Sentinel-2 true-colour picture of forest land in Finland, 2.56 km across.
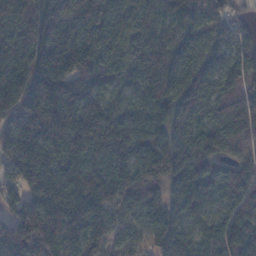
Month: January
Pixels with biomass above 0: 97%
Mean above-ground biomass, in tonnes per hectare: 175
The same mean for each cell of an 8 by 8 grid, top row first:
164 207 163 152 169 186 142 46
208 241 202 139 165 224 140 138
206 242 205 128 165 181 143 153
193 240 190 132 155 167 120 247
214 180 175 209 170 169 177 173
138 183 187 216 198 188 160 184
148 277 235 221 176 152 104 145
262 168 142 99 71 197 138 204
